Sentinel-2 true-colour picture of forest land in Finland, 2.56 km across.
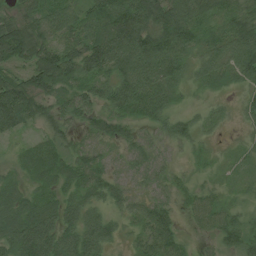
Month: July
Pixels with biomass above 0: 91%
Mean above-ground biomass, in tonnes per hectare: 61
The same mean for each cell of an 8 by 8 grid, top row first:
38 69 56 109 117 116 70 67
102 86 78 110 115 102 54 91
62 107 82 77 99 60 48 52
113 45 58 61 64 47 32 28
32 46 28 38 44 41 21 20
30 58 51 43 46 30 24 23
71 56 66 47 54 40 55 32
88 94 98 47 38 53 26 60
